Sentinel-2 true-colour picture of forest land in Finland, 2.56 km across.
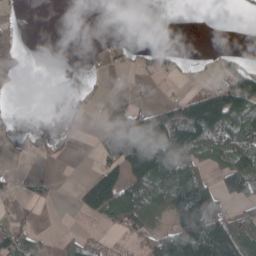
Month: April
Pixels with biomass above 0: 39%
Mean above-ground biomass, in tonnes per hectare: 52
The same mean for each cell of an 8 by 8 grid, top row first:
5 0 0 7 2 0 0 4
17 0 1 16 8 10 1 5
10 0 4 2 10 10 10 145
1 0 5 34 49 85 237 149
5 9 2 109 147 157 121 113
13 7 6 126 149 153 51 137
19 2 40 129 124 102 123 34
70 8 34 10 48 138 208 139
